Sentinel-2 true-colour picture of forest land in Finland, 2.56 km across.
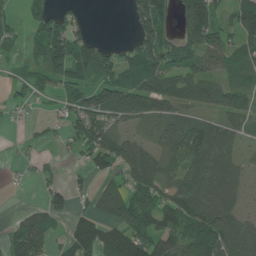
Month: June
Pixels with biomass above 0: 69%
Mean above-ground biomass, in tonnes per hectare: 75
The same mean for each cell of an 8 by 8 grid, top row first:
23 84 30 0 107 79 122 91
26 138 109 38 100 105 103 60
33 77 74 99 122 92 76 29
14 9 89 133 127 64 51 71
5 15 62 80 49 117 116 39
6 22 18 57 118 58 116 57
7 74 27 109 101 105 118 47
92 69 127 119 114 108 145 125
